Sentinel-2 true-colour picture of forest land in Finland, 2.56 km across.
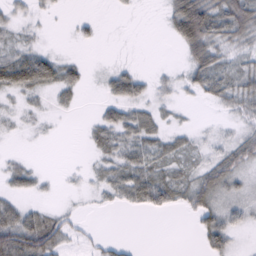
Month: February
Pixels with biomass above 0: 55%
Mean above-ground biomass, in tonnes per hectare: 23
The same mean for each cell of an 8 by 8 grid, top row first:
19 8 6 2 0 64 83 70
28 9 4 0 0 17 65 25
20 16 10 10 11 15 52 43
14 12 4 12 25 10 2 30
1 3 2 35 38 22 19 38
29 6 6 34 35 29 44 28
38 15 5 10 14 13 48 27
84 68 10 11 0 0 37 7
